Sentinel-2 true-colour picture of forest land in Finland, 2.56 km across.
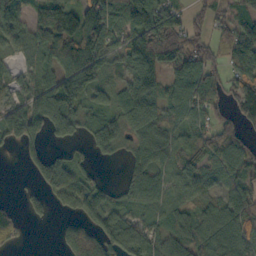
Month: October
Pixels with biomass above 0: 79%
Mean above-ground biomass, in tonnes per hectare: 86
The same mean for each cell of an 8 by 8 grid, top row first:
118 150 125 119 173 69 65 62
65 118 147 87 204 128 67 104
53 83 175 39 179 91 83 79
89 143 95 67 141 61 75 58
55 45 32 96 80 68 70 64
1 89 54 2 103 73 73 87
21 48 72 81 65 76 74 105
38 0 160 107 94 84 95 110
